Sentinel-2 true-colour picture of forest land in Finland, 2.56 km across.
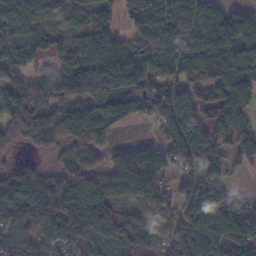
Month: November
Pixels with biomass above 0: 84%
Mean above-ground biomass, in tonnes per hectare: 105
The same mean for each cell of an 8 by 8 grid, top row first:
112 113 106 72 111 114 85 69
95 84 90 101 82 119 107 91
110 120 154 117 113 114 109 125
148 117 107 123 96 138 93 134
67 87 135 36 41 130 142 113
96 52 114 95 143 70 144 23
115 126 124 93 67 88 180 109
93 86 85 65 80 107 139 179
